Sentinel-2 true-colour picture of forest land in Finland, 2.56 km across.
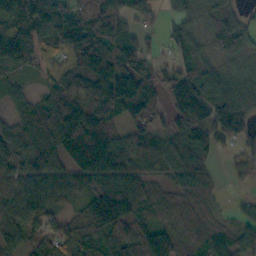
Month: October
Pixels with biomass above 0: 86%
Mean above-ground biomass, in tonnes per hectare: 104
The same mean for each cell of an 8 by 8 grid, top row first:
143 164 136 101 71 66 81 68
178 84 184 131 57 65 66 93
40 72 161 185 152 111 111 95
45 112 176 113 71 86 148 183
110 112 167 123 90 72 55 58
94 110 109 125 90 73 51 29
100 97 65 257 111 83 39 27
85 118 173 117 134 87 80 80
